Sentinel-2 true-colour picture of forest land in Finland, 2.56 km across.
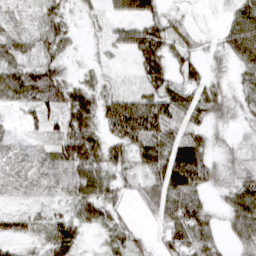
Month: March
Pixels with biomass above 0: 84%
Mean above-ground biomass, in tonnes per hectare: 43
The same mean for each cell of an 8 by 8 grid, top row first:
19 40 17 38 63 18 6 63
38 36 9 29 78 42 18 75
61 75 26 22 48 43 38 26
16 50 78 82 112 51 47 24
15 24 84 49 70 58 34 18
30 41 56 42 37 82 50 42
19 22 44 38 23 74 31 62
35 51 33 41 20 64 51 36
